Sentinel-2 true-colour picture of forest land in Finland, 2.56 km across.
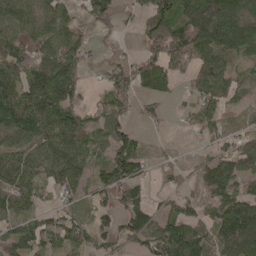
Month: May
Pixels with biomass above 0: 75%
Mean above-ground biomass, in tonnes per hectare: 76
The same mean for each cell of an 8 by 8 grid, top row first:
103 85 41 76 68 112 157 112
66 73 57 29 66 126 93 73
103 141 52 92 66 44 111 35
106 117 76 81 32 10 55 22
80 98 90 96 33 5 28 44
93 66 96 113 50 25 125 81
71 32 29 56 76 47 57 137
76 55 63 54 95 126 118 178
